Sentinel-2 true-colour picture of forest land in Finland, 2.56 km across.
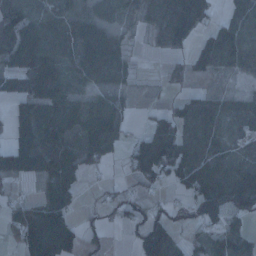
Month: January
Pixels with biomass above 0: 67%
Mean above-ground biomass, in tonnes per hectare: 52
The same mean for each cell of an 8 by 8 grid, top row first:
57 43 26 19 31 77 68 58
99 60 50 57 5 32 81 82
32 73 47 50 3 23 18 17
45 49 63 72 4 38 87 30
67 70 53 45 74 91 67 10
67 71 52 7 62 62 91 63
54 84 21 26 38 24 110 73
34 116 48 7 87 47 60 59
